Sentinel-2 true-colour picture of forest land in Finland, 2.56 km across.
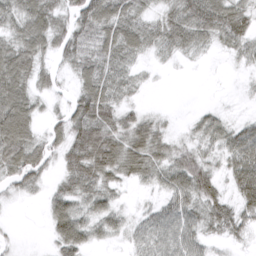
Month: March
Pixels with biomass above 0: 79%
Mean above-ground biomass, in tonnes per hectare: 46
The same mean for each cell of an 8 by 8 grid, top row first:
55 71 67 75 36 52 80 57
63 47 60 66 44 43 21 37
82 28 44 57 12 1 1 6
92 17 68 56 19 3 20 4
92 41 78 70 72 24 32 68
56 27 72 43 42 67 51 76
4 35 49 42 17 67 58 57
6 18 64 21 51 73 33 24
